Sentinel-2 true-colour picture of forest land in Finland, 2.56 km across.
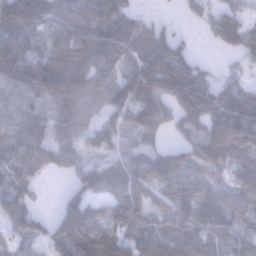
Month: January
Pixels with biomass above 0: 85%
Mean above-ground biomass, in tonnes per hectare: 94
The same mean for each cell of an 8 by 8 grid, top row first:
178 119 100 122 37 15 64 61
167 97 118 138 96 104 14 85
119 144 101 88 160 170 62 37
56 60 79 73 109 85 108 127
86 82 55 60 61 62 135 126
81 23 61 98 131 143 68 97
105 13 131 91 92 100 102 93
62 82 179 139 113 103 71 71
